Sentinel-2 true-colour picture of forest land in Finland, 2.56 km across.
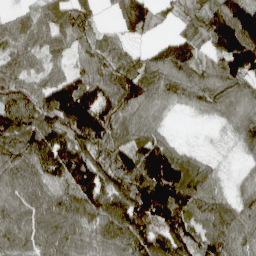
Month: April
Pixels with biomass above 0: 91%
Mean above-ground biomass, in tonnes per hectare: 92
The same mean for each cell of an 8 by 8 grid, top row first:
44 96 79 22 92 34 99 151
80 101 58 51 23 79 70 190
95 101 96 93 106 90 88 96
117 113 166 103 74 21 46 78
107 124 112 100 105 39 7 46
90 83 120 96 141 145 76 24
91 105 110 113 148 149 96 74
96 112 90 103 107 114 110 86
